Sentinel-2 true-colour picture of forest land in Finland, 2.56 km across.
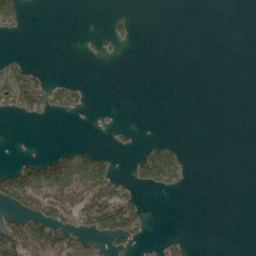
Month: May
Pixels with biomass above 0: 21%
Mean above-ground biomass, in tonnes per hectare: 22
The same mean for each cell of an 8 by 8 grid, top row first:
38 0 0 12 0 0 0 0
0 0 2 8 0 0 0 0
59 23 6 0 0 0 0 0
39 31 16 1 0 0 0 0
0 1 19 8 10 14 0 0
101 119 98 44 42 46 0 0
47 83 88 105 24 0 0 0
99 129 49 40 17 14 0 0
